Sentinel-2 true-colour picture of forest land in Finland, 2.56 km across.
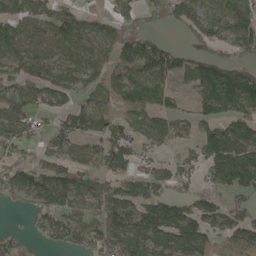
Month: May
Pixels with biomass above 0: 72%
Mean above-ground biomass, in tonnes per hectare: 83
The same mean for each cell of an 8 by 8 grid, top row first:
105 67 57 54 42 68 89 113
103 72 77 92 97 45 63 96
67 85 77 72 126 66 134 128
86 46 91 65 92 69 66 91
62 54 60 98 53 49 121 131
81 103 74 74 67 61 53 163
21 95 77 121 119 117 82 55
32 39 77 116 134 138 87 81
